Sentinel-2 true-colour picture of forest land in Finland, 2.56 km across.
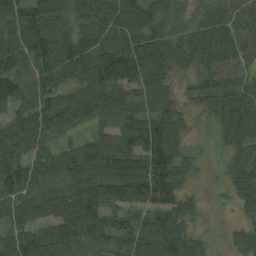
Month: August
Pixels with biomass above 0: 91%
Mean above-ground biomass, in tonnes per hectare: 87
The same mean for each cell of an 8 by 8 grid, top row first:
106 123 86 88 58 49 35 82
99 127 101 101 131 69 87 92
101 92 98 129 80 36 47 63
86 118 117 104 47 52 46 128
99 67 50 105 128 67 5 69
102 96 126 141 141 98 7 67
69 129 205 106 83 84 13 50
110 105 86 90 99 115 30 55
